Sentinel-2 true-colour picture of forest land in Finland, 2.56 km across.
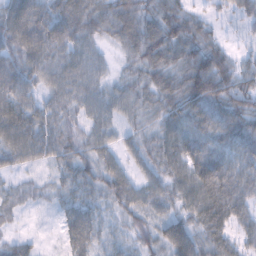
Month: February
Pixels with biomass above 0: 93%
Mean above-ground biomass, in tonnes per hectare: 60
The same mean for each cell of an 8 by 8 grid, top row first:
75 77 94 75 74 81 32 40
69 90 59 29 92 86 78 24
78 55 68 32 60 73 139 76
80 51 49 47 50 78 78 75
82 61 54 39 48 72 66 66
25 24 61 63 41 63 94 73
31 16 59 41 54 46 86 64
28 5 65 35 43 88 63 45
